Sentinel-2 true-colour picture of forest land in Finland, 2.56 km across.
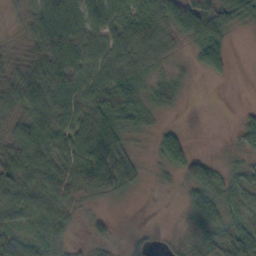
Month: October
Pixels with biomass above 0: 79%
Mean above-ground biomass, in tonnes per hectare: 39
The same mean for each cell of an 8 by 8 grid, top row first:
9 51 45 53 51 55 105 56
12 51 50 53 52 17 69 1
43 57 49 63 39 23 9 0
33 51 48 67 46 9 0 11
41 52 60 48 16 52 0 24
57 54 60 39 26 27 77 37
50 50 28 12 1 6 77 39
46 61 8 25 16 16 58 48
